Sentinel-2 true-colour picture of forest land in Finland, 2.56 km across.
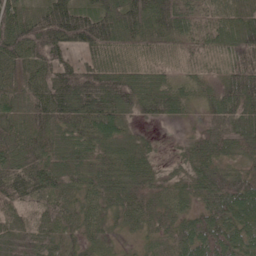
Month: June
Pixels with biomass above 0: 96%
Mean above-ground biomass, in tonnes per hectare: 69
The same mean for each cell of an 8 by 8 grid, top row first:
66 95 99 96 111 104 66 62
86 95 58 81 73 64 65 87
79 84 112 90 73 48 38 100
74 113 103 87 48 49 53 80
83 72 75 66 42 14 68 56
89 82 62 70 62 36 64 52
52 48 59 50 61 53 67 86
60 56 46 22 28 55 91 66
